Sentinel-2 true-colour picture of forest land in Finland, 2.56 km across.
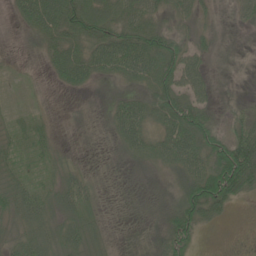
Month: June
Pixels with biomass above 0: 74%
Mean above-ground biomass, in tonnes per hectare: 34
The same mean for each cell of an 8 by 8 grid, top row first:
25 81 70 52 55 32 17 24
4 37 55 77 73 44 23 2
7 10 43 25 41 56 29 2
11 4 6 28 48 71 35 22
24 18 2 15 51 69 62 81
32 18 27 8 12 30 75 105
46 37 41 6 13 41 67 6
37 44 45 9 10 43 2 0
